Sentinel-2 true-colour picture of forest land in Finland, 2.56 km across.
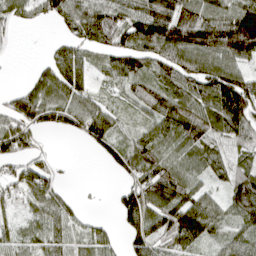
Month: April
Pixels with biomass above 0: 78%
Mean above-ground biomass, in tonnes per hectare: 67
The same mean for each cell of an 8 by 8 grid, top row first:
45 43 75 82 96 116 79 111
4 16 53 79 90 126 125 152
3 83 80 50 65 81 100 88
84 77 77 46 50 91 81 118
77 4 12 52 69 59 73 69
60 68 0 13 73 78 52 82
34 84 20 18 104 106 81 95
39 61 45 44 74 86 52 53
